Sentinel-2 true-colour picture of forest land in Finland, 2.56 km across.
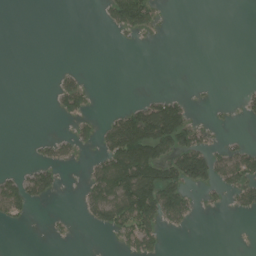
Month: July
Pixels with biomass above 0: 25%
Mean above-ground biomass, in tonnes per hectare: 34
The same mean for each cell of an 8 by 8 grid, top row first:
0 0 0 54 82 0 0 0
0 0 0 1 2 0 0 0
0 1 22 0 0 0 1 1
0 3 44 17 95 100 2 12
0 19 29 90 188 114 35 21
30 57 4 148 157 118 76 74
54 6 15 113 158 96 9 29
0 4 0 10 75 0 0 0
